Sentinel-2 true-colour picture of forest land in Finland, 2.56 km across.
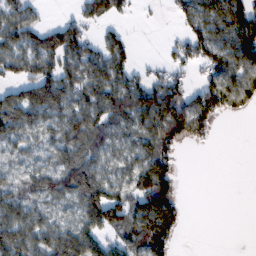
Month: February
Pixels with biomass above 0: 67%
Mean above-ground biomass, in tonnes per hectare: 76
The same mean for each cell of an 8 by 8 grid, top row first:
76 11 49 57 5 38 114 138
85 108 92 83 0 42 100 131
72 111 97 112 59 72 69 102
120 100 97 106 141 154 111 36
62 58 113 76 92 78 16 0
50 79 137 70 136 52 0 0
87 60 92 151 129 70 0 0
111 102 130 65 101 36 0 0
